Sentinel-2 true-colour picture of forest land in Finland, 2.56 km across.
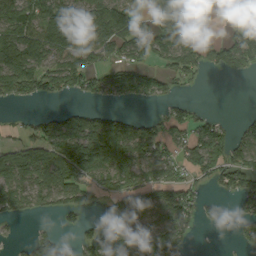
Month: September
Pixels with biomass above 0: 61%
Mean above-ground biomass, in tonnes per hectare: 81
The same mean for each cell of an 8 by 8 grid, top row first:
133 112 106 166 57 168 29 39
203 127 115 114 84 114 62 121
141 123 98 96 94 57 9 21
8 21 50 38 5 42 19 7
57 126 169 189 119 58 125 77
106 122 113 63 59 64 58 114
58 50 70 65 90 126 22 42
14 60 37 130 85 73 0 57
